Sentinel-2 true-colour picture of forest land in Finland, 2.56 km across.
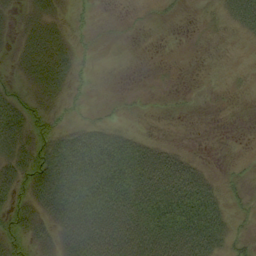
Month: September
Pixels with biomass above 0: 55%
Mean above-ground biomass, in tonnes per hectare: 34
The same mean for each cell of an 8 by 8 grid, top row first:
14 33 8 1 2 3 7 49
19 56 15 1 0 0 2 4
17 57 14 0 0 0 3 4
50 29 7 5 2 1 1 0
50 38 65 55 28 7 0 0
44 71 94 102 78 86 26 6
35 57 95 97 86 82 64 9
36 30 101 80 81 76 66 15
